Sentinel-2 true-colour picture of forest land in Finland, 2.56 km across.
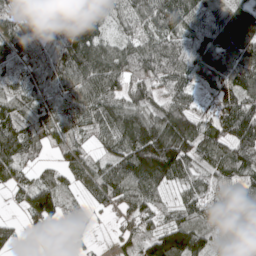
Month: May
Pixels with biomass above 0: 89%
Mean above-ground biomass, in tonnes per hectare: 100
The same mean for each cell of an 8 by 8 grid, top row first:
89 134 181 71 97 138 104 131
113 82 180 90 110 121 141 143
77 86 134 127 112 124 83 136
96 91 104 117 107 133 43 158
145 55 60 93 192 193 122 170
61 39 77 122 146 93 75 86
15 98 25 42 85 54 81 73
35 15 30 18 86 187 87 73
